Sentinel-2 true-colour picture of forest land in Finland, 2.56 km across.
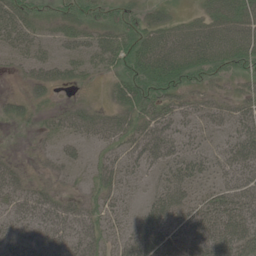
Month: June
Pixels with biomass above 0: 78%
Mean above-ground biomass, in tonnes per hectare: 38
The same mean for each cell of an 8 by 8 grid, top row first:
46 22 35 19 16 18 43 58
30 18 29 41 49 70 72 69
6 38 16 19 55 56 36 26
24 14 37 29 41 45 38 37
1 11 27 30 56 43 22 52
30 11 11 42 22 41 25 57
39 49 32 31 34 67 55 69
41 50 49 31 65 66 74 71
